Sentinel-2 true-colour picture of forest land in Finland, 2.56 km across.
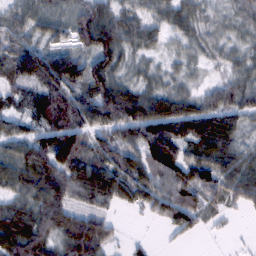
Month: February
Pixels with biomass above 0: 87%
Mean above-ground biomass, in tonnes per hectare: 68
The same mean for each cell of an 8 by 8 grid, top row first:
60 55 75 76 53 60 29 40
76 59 66 90 42 26 40 25
57 110 96 97 30 31 22 59
49 89 96 129 104 91 97 71
70 106 111 77 101 109 93 53
77 120 123 93 82 96 78 74
54 100 62 26 27 99 45 24
96 75 115 39 9 15 4 3
